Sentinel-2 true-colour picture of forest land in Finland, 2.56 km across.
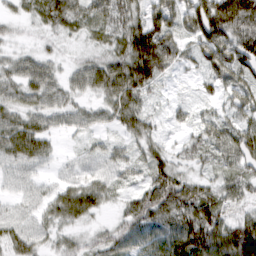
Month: March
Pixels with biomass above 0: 89%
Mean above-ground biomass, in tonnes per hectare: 56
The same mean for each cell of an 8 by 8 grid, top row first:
23 56 50 62 74 71 155 147
23 20 19 48 145 67 90 123
49 56 44 85 100 14 45 73
53 53 41 52 47 22 24 67
73 35 11 20 46 22 57 78
25 15 35 31 33 65 33 56
27 44 79 20 65 77 90 41
55 32 33 56 60 85 99 101
